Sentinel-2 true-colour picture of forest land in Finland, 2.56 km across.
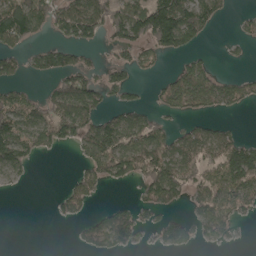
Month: May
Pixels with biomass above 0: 50%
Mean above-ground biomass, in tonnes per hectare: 63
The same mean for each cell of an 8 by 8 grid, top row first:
152 87 134 101 150 173 84 18
60 48 61 33 61 81 11 16
39 39 95 56 12 62 68 40
105 85 117 47 56 42 39 17
139 68 69 123 120 74 93 81
27 0 48 77 89 98 76 129
0 5 44 39 46 29 71 58
0 0 28 95 13 63 31 7
